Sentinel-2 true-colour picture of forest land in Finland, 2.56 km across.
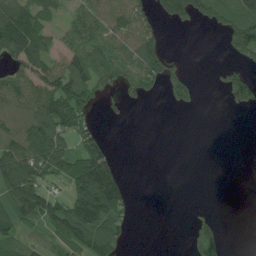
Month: July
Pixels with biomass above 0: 49%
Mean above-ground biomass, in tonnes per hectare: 56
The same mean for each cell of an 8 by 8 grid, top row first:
117 45 46 78 48 78 69 104
106 68 80 76 112 2 0 97
59 98 99 43 83 61 1 68
65 107 96 13 1 7 0 13
77 143 79 21 0 0 0 0
118 81 157 126 0 0 0 0
101 98 164 134 0 0 5 0
60 38 107 93 0 0 73 0
